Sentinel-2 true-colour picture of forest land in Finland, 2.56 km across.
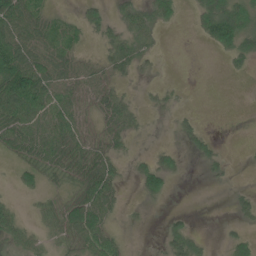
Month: June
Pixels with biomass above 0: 55%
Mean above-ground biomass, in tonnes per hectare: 32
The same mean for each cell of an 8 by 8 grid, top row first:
81 32 23 26 37 21 61 62
69 45 22 37 27 0 18 55
110 75 52 31 4 2 0 3
88 63 41 54 12 13 0 0
50 66 56 33 1 12 20 1
23 23 40 47 59 22 9 0
19 32 74 40 5 3 0 20
27 21 57 37 0 45 10 30
